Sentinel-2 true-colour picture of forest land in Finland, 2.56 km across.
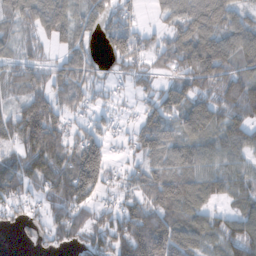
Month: November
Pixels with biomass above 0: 79%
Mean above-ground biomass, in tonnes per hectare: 87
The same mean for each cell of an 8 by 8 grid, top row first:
54 111 72 70 25 89 137 68
49 34 84 75 56 108 136 112
74 77 97 32 50 68 106 122
85 132 52 34 62 103 124 118
76 183 107 37 91 86 79 92
131 132 197 44 84 117 90 80
46 60 89 50 100 115 69 57
8 39 48 106 184 154 66 128
